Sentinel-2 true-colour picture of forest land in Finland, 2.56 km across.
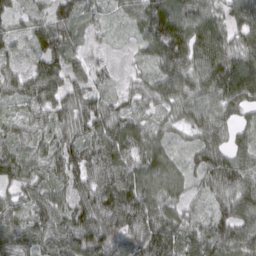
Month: March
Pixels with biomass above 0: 94%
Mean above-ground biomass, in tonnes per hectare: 71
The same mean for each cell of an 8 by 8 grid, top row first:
44 57 70 32 89 97 79 71
33 85 42 11 48 111 125 80
49 90 42 22 47 94 102 123
28 56 80 76 44 56 84 61
53 49 69 107 70 30 73 54
70 58 70 95 77 49 80 96
60 75 70 102 101 50 41 90
87 91 101 85 98 87 85 87
